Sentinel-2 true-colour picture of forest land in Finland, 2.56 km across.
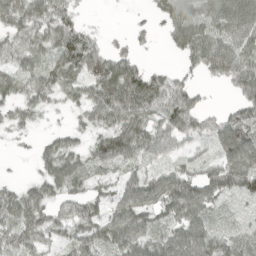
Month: April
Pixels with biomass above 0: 79%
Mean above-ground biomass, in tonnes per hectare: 50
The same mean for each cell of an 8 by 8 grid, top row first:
59 72 20 1 6 65 69 89
53 47 95 29 11 34 77 69
40 45 51 101 68 40 25 73
30 17 27 61 64 86 20 52
5 28 27 71 58 41 32 101
4 48 56 25 44 56 49 89
68 45 52 51 71 73 51 14
46 30 53 62 62 75 66 42
